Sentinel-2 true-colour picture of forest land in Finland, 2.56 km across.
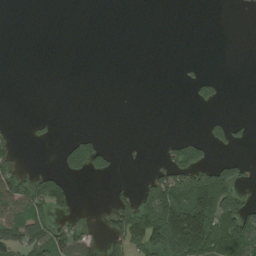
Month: August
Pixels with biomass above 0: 25%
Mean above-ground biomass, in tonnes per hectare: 33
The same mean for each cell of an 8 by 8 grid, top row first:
0 0 0 0 0 0 0 1
0 0 0 0 0 0 0 0
0 0 0 0 0 2 26 0
0 1 0 0 0 0 5 0
23 9 58 6 2 37 43 15
70 40 26 14 15 91 88 38
102 69 5 42 88 189 163 90
85 68 57 56 90 159 112 130
